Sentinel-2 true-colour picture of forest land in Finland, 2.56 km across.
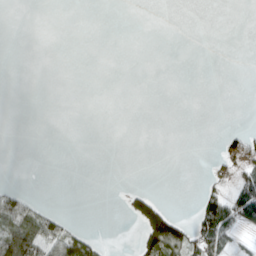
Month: April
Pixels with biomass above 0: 14%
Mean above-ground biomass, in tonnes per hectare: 13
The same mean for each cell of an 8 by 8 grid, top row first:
0 0 0 0 0 0 0 0
0 0 0 0 0 0 0 0
0 0 0 0 0 0 0 0
0 0 0 0 0 0 0 0
0 0 0 0 0 0 0 45
0 0 0 0 0 0 11 43
54 14 0 0 74 6 73 73
90 72 64 2 57 85 78 15
